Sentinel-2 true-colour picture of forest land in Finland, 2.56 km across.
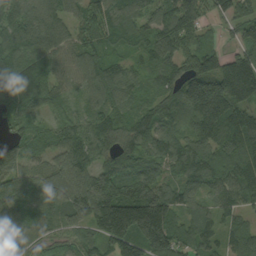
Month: September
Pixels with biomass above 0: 93%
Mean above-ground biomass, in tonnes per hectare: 99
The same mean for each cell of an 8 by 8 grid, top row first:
105 95 75 124 84 121 61 93
111 99 79 64 54 74 85 66
109 103 71 151 55 84 82 17
73 44 49 92 72 82 147 104
81 85 123 96 104 88 95 116
117 110 131 147 114 66 98 109
103 88 147 249 250 102 61 92
111 61 76 156 185 109 60 60
